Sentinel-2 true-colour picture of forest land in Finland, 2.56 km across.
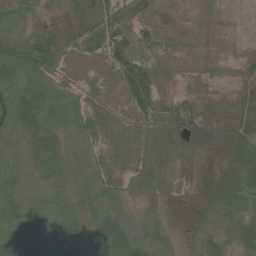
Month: June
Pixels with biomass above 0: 96%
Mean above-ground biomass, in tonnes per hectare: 43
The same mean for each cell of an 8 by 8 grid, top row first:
48 25 35 59 52 17 20 4
68 86 58 89 73 37 26 8
52 44 41 36 94 17 21 40
66 46 53 43 73 72 26 47
27 51 38 42 46 53 38 46
33 37 33 52 53 33 23 61
44 37 44 34 20 12 37 60
43 31 38 67 30 24 48 53
